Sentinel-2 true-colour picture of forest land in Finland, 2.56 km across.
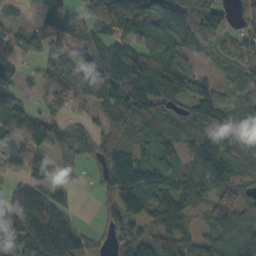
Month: October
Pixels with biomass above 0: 83%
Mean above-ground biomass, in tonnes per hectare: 78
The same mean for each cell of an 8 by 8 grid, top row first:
22 47 53 149 120 171 159 38
67 70 54 82 59 98 60 62
33 58 81 122 122 106 44 58
94 70 30 83 98 64 100 49
112 101 71 75 49 44 80 65
42 120 17 103 105 74 79 76
116 116 9 58 80 83 49 70
92 174 74 52 71 76 62 82
